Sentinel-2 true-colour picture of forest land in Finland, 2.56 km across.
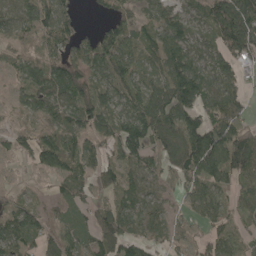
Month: May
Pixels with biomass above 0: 82%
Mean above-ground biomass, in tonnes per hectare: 76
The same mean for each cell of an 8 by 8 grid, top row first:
71 94 35 56 49 80 84 143
40 52 72 120 73 109 62 107
38 112 90 93 63 131 82 53
31 76 89 80 111 114 76 67
46 93 67 72 105 117 167 116
15 45 84 54 60 71 106 75
59 29 62 63 70 28 87 48
93 64 55 106 68 52 66 42
